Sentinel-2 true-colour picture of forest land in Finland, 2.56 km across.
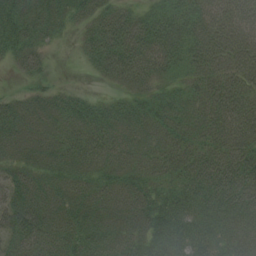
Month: August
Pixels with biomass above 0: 92%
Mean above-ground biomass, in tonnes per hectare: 52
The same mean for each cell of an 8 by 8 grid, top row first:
65 47 41 68 50 64 77 76
62 27 25 95 99 78 79 70
15 19 1 38 60 42 50 48
48 41 52 42 44 43 53 65
43 42 55 52 40 41 50 56
41 36 38 42 42 48 71 70
57 44 42 39 52 66 58 60
56 56 60 52 62 69 63 47
